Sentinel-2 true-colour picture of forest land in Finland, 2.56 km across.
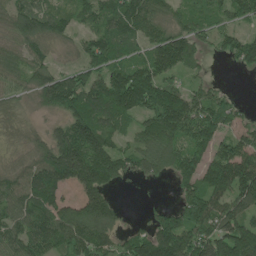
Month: June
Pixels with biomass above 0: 83%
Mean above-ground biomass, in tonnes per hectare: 100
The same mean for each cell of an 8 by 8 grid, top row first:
83 86 61 102 114 58 58 78
72 72 49 87 74 164 42 118
63 95 78 117 158 62 39 2
62 46 125 130 107 172 126 42
53 99 178 87 90 101 109 98
83 138 189 115 60 84 122 168
103 120 158 98 14 76 156 111
93 129 137 96 116 162 138 178
